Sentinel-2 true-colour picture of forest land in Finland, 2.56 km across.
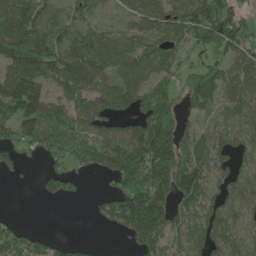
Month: May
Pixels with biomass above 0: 72%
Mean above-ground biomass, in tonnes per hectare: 91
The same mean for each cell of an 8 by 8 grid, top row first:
130 90 54 16 98 92 139 84
188 142 128 104 89 48 97 108
167 106 156 87 91 62 110 96
132 120 103 89 84 66 45 86
83 91 112 109 181 130 86 62
16 53 39 88 163 184 85 60
1 1 0 93 263 86 73 70
90 49 11 3 143 58 96 64
